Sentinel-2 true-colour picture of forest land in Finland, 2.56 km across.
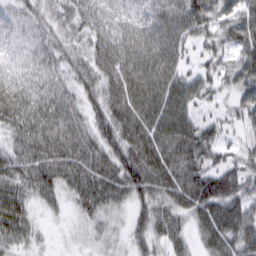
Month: March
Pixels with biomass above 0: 93%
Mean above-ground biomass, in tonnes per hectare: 55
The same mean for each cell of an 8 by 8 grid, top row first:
36 43 63 51 52 67 60 57
26 46 47 78 70 65 37 51
38 39 57 68 78 67 43 50
64 67 54 78 80 83 25 37
48 79 70 70 83 92 60 26
61 64 67 69 85 74 66 51
65 23 37 42 48 51 68 51
48 10 19 27 46 39 45 56
